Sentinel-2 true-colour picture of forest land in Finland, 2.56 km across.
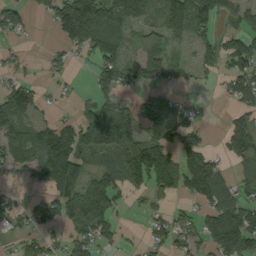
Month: September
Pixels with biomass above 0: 63%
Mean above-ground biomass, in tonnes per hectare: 72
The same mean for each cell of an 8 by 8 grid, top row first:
55 41 194 116 77 104 119 94
17 18 65 105 61 33 60 98
50 21 5 80 51 33 12 98
95 19 55 97 68 53 11 62
94 127 115 63 120 86 34 108
27 108 115 88 109 105 169 43
33 61 126 77 23 29 78 127
32 40 62 46 25 59 88 157
